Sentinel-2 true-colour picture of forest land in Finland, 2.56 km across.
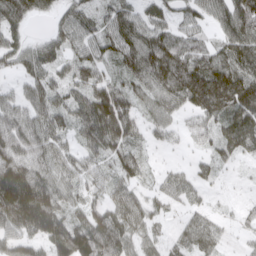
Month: March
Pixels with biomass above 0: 87%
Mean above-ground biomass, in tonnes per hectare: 67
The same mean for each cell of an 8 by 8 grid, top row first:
86 31 57 56 58 44 65 118
59 58 49 59 109 84 53 97
27 54 57 41 73 101 115 91
69 81 65 111 38 45 74 85
91 76 46 72 33 18 38 71
165 87 60 51 30 34 27 7
184 150 51 68 56 23 25 13
67 120 141 107 45 33 52 12
